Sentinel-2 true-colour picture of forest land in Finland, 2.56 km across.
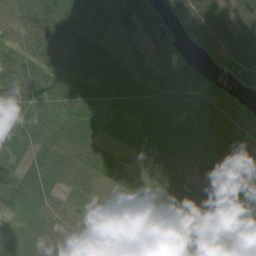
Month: August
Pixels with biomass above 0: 92%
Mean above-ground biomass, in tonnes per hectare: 65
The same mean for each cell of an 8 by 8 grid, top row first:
45 69 71 84 109 85 90 54
38 78 70 48 57 72 77 90
61 58 61 70 80 101 73 81
65 46 73 62 100 121 111 79
77 73 77 33 64 106 124 75
57 69 59 65 46 59 68 90
44 46 15 32 85 70 68 56
39 30 16 30 20 44 20 36
